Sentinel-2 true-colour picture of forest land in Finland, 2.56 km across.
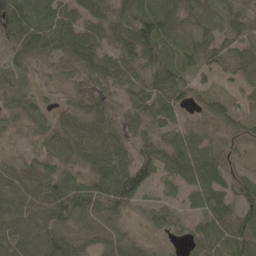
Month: May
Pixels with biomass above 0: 91%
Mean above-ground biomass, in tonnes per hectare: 61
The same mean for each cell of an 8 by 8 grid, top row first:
99 100 65 72 80 57 40 61
57 69 91 52 89 43 63 59
39 22 57 67 72 72 24 41
52 40 68 59 72 48 44 36
20 55 97 83 60 86 56 37
69 73 45 106 78 63 83 46
74 80 72 67 34 26 67 66
76 82 59 57 25 13 42 79
